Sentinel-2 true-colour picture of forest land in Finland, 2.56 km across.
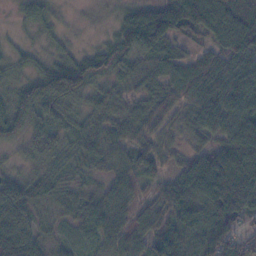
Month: November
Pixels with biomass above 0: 96%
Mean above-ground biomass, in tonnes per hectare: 62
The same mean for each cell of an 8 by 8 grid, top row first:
18 33 8 18 80 115 108 79
19 20 18 61 91 37 54 100
35 98 89 52 63 65 93 86
84 51 47 59 64 54 77 77
48 46 51 57 59 36 43 86
47 44 29 46 54 49 92 85
113 40 53 63 60 79 79 64
138 45 39 57 67 87 83 67
